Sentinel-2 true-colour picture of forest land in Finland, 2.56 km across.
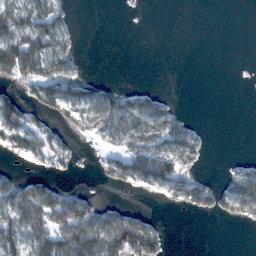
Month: February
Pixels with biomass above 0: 42%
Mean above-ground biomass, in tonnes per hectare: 39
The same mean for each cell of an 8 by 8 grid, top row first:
80 81 1 0 1 0 0 0
98 81 10 0 0 0 0 0
54 89 43 10 0 0 0 0
79 47 59 86 74 27 0 0
58 54 11 40 80 74 11 0
29 28 5 45 97 71 13 55
79 95 81 31 8 18 38 68
70 88 134 116 103 0 0 0
